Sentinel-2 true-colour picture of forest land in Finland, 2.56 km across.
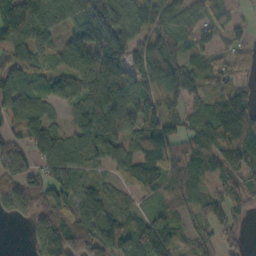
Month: October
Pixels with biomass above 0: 84%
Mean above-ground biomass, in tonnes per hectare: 87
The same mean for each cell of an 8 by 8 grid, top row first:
102 94 98 104 87 85 87 23
83 54 121 109 89 78 59 43
79 55 91 127 93 147 85 49
82 50 51 141 89 59 83 134
81 141 86 110 113 91 96 187
87 104 74 37 121 72 41 105
90 123 114 97 36 62 80 46
0 144 103 129 103 73 54 31
